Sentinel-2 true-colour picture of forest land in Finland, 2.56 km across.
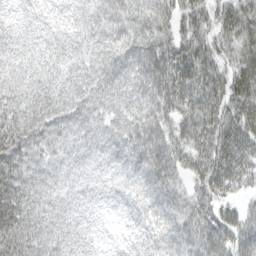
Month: March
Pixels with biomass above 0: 97%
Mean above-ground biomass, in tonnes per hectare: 56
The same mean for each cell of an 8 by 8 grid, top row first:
29 33 45 60 56 44 47 64
49 45 51 63 63 60 54 57
65 56 59 69 67 81 67 64
71 74 64 54 61 58 74 70
77 51 51 50 66 56 69 70
64 53 42 39 57 43 64 54
80 61 40 18 46 43 50 33
82 68 44 19 42 60 72 59
